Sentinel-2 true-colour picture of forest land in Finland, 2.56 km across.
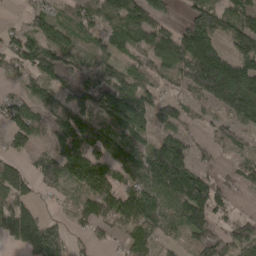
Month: April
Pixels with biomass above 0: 75%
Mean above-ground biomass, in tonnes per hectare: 84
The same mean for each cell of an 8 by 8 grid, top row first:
12 62 67 98 114 22 99 89
76 116 45 55 79 153 165 93
39 78 56 88 62 62 192 148
80 81 100 121 121 66 27 115
51 52 145 108 65 108 32 46
100 70 105 92 120 180 56 44
94 11 68 115 134 111 137 12
83 159 19 30 74 28 96 78
